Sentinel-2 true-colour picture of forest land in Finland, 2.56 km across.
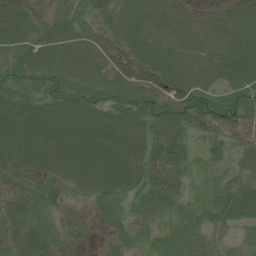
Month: July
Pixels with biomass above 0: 88%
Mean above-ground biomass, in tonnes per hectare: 43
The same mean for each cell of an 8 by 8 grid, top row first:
47 17 32 33 43 41 29 48
41 47 54 41 45 37 38 50
44 43 44 49 57 51 34 45
59 57 68 53 51 61 60 58
62 63 69 74 69 48 26 41
48 39 49 63 52 36 11 38
36 33 9 31 31 29 33 63
38 35 14 19 22 23 20 14
